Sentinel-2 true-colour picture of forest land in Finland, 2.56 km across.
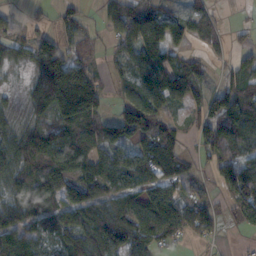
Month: November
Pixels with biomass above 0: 79%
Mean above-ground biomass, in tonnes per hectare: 82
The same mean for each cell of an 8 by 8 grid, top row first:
18 25 46 58 92 48 49 2
52 114 61 27 109 53 37 35
10 160 166 31 105 91 39 86
27 91 179 49 139 36 95 142
108 121 104 100 99 74 99 93
94 143 120 114 111 78 32 141
108 112 123 91 116 121 50 117
103 54 56 108 94 44 28 7
